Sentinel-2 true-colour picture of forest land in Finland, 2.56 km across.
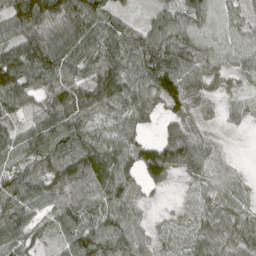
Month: April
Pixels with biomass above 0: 90%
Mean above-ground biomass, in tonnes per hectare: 65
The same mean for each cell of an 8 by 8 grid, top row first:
86 116 132 57 20 72 64 31
89 129 100 88 102 100 55 39
110 78 62 108 83 98 49 34
43 69 82 51 63 53 20 28
60 80 83 71 63 86 38 1
56 79 83 95 70 40 38 22
69 45 73 82 24 8 37 48
73 28 112 122 44 27 59 60
